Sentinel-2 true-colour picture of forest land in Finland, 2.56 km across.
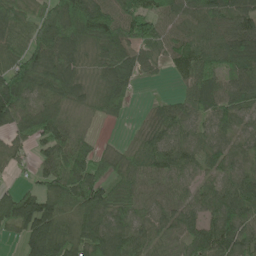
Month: June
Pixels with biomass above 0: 87%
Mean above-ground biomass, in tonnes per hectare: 77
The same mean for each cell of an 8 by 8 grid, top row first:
69 95 150 106 102 80 79 95
70 108 66 94 70 60 69 106
138 97 65 72 23 25 80 79
126 105 46 45 12 63 67 63
58 76 65 12 55 79 62 44
19 72 109 64 82 76 48 63
124 97 101 90 57 63 68 101
33 138 93 109 71 50 97 102
